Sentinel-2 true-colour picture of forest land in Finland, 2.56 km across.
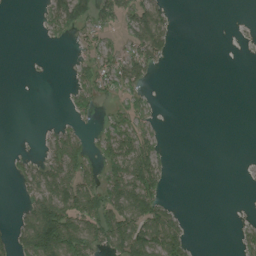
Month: August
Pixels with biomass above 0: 37%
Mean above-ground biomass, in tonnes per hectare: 31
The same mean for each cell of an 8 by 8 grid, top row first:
0 34 68 38 71 10 0 0
0 2 16 29 74 9 0 1
0 0 21 56 34 0 0 0
0 0 19 23 26 0 0 0
0 26 36 70 60 0 0 0
16 67 63 65 105 2 0 1
10 104 89 85 95 18 0 0
44 124 90 72 104 75 0 15
